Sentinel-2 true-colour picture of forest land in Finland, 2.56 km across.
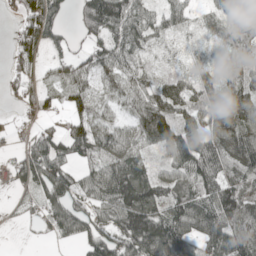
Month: May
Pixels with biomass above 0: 81%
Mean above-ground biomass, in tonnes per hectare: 67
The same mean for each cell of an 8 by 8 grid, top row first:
29 90 64 120 52 46 37 60
36 45 22 76 51 16 26 89
29 28 56 46 47 56 51 74
10 36 50 30 91 85 87 130
7 84 88 79 57 126 99 108
32 78 40 105 84 79 107 66
7 51 57 85 159 90 92 84
1 11 47 87 157 138 97 112
